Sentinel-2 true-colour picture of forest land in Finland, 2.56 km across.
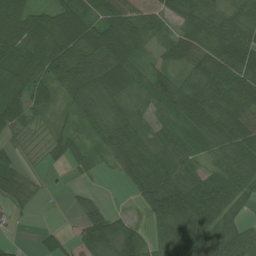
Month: July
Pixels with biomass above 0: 83%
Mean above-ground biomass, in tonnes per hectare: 63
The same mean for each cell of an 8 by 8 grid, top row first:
84 58 65 72 54 62 78 62
70 82 92 100 45 60 81 91
67 76 101 93 41 54 105 98
57 44 80 84 46 56 106 96
22 26 45 103 75 52 54 76
58 7 20 20 109 77 41 69
32 2 22 14 45 116 78 39
6 18 47 96 47 96 83 57
